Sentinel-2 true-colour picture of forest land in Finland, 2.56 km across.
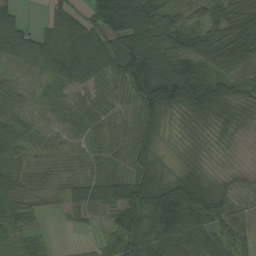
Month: August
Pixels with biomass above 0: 91%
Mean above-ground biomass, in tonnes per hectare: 61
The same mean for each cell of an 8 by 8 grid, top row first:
54 31 49 155 116 41 52 88
106 81 97 84 132 67 82 95
29 43 63 50 131 152 75 74
39 22 50 41 75 68 93 53
52 23 32 41 62 22 26 10
48 20 44 63 77 53 37 20
40 18 59 67 106 137 97 28
25 8 3 35 76 79 74 47
